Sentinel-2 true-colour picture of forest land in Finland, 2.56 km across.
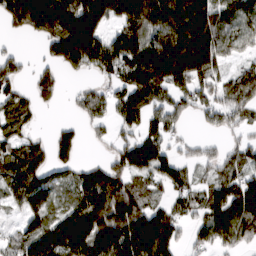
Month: March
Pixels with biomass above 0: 74%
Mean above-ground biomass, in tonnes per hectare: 118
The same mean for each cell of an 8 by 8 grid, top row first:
190 280 255 154 224 251 208 119
19 72 244 127 168 279 211 67
72 69 25 69 205 168 98 121
94 8 46 66 125 63 58 72
84 70 53 51 142 39 32 55
124 89 73 128 84 96 47 95
43 99 159 247 125 68 111 176
70 162 194 186 198 79 92 80
